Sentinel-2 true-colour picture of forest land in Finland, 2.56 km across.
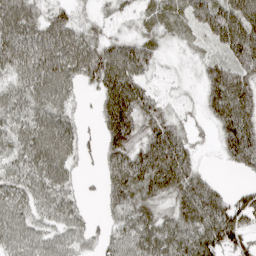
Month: April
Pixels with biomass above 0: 86%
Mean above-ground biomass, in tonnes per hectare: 64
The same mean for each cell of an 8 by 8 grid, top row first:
97 71 32 26 32 40 100 97
107 103 84 66 59 14 32 97
47 86 54 109 52 12 66 88
48 67 20 99 79 25 58 122
45 85 40 73 79 93 13 114
45 67 18 73 102 115 27 12
58 48 27 41 64 74 106 83
62 50 43 40 78 84 108 67
